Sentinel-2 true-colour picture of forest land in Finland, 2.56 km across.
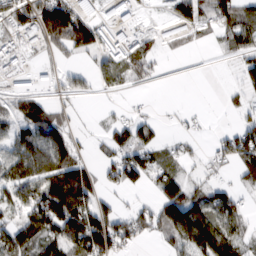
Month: February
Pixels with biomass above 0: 60%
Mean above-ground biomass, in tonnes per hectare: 65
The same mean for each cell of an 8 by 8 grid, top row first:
109 178 138 75 16 73 75 78
67 51 97 136 67 17 9 58
37 42 40 51 28 1 0 31
60 68 14 11 11 9 5 29
75 111 28 57 46 21 16 102
89 120 117 52 74 60 28 47
55 145 113 48 35 140 94 55
92 90 120 132 29 71 149 64
